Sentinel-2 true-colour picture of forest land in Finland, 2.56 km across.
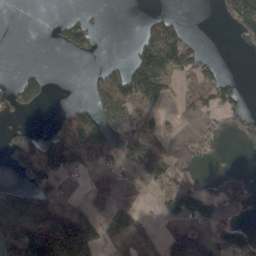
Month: April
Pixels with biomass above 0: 41%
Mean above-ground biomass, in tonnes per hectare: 54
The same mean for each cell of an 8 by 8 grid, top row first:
0 1 30 0 15 24 0 112
0 3 58 0 95 157 10 13
38 28 1 103 160 41 66 11
40 4 63 130 66 16 37 30
67 89 109 60 73 13 20 13
22 90 25 15 29 41 20 40
149 121 40 48 12 67 91 47
161 174 156 71 67 66 62 66
